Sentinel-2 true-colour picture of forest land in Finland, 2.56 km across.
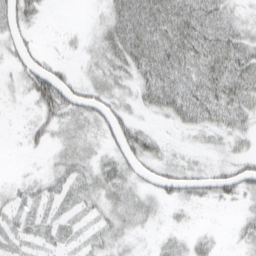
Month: March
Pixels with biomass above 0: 69%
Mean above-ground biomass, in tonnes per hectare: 26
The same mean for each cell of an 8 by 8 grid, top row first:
39 5 1 32 53 49 54 19
18 4 10 36 54 51 53 41
16 51 16 30 36 48 47 51
4 40 34 35 14 38 47 40
2 19 30 24 37 7 13 13
4 16 26 38 19 36 29 39
20 19 19 28 24 10 7 10
21 19 13 22 5 13 12 12
